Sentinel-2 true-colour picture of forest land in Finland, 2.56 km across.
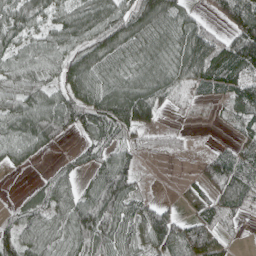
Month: April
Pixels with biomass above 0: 78%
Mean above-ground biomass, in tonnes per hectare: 52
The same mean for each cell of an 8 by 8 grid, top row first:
53 39 63 82 86 55 23 92
41 48 69 76 38 52 94 86
44 39 89 39 47 56 68 57
56 72 77 92 90 23 6 50
55 35 16 43 26 16 5 35
2 26 30 114 9 0 62 50
28 68 90 95 47 19 37 32
83 68 78 71 53 79 71 5
